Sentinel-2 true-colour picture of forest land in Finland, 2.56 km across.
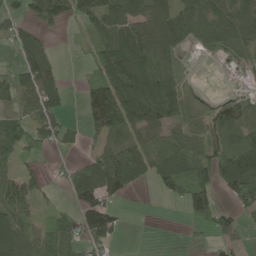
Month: May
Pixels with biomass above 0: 67%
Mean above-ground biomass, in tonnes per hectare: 69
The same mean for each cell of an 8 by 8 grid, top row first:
43 98 64 100 91 100 87 85
45 52 11 112 138 71 42 67
67 89 15 132 138 113 1 8
53 91 22 189 137 106 56 80
73 41 12 63 89 76 74 99
64 23 80 116 51 92 79 159
90 19 70 49 0 6 94 67
92 88 50 31 0 1 25 25
